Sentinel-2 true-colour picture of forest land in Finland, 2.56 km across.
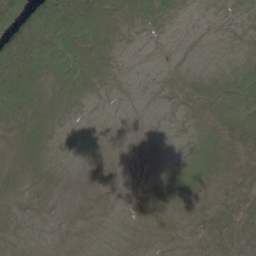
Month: June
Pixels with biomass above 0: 44%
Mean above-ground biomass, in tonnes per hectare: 9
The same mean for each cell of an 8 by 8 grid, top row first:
31 46 36 11 9 3 0 2
48 40 26 4 0 0 0 1
34 11 15 2 0 0 3 8
19 7 2 0 0 1 4 20
3 5 0 0 0 0 7 20
6 4 0 0 0 4 9 15
5 1 0 0 1 3 11 23
4 0 0 0 1 2 19 35
